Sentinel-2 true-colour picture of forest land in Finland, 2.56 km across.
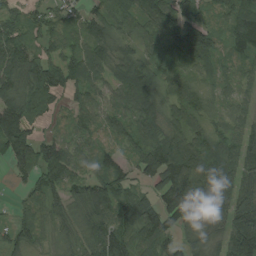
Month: August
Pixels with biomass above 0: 89%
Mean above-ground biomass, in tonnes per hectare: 89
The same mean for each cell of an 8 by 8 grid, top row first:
54 54 65 93 99 152 57 106
99 52 61 89 70 123 122 71
98 142 99 73 138 69 58 56
149 63 71 66 92 75 60 53
158 86 58 49 90 101 98 87
46 98 69 101 80 159 159 109
31 69 66 117 101 124 91 114
70 40 61 136 78 60 63 193
